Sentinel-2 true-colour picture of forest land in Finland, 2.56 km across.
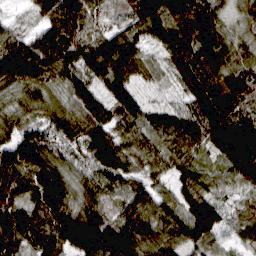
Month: March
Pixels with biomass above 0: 98%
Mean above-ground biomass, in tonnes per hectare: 110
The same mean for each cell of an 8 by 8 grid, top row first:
19 97 118 57 142 138 117 63
132 151 138 139 75 136 171 81
135 116 111 141 51 58 138 129
77 84 110 102 86 52 161 119
130 96 94 131 113 115 113 188
101 149 73 103 78 86 76 106
109 157 124 78 119 106 160 42
128 125 178 152 132 110 103 43
